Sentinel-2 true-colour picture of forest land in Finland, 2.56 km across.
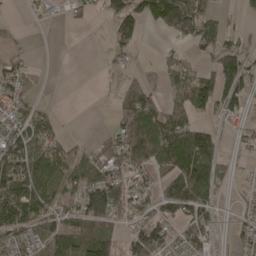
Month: April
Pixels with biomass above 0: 62%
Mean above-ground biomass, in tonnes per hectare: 63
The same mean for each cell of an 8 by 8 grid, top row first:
5 12 18 86 81 121 46 16
19 0 0 35 11 17 50 62
79 11 0 10 34 54 88 114
57 27 0 25 124 70 51 37
93 77 19 75 142 117 103 16
135 108 73 107 52 96 111 7
171 83 96 137 48 84 68 24
67 89 100 82 129 55 53 38
